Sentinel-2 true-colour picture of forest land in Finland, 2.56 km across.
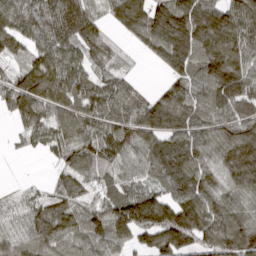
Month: March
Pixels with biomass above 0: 90%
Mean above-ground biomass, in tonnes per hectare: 99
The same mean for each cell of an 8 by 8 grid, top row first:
106 110 149 73 155 185 139 136
85 110 106 65 55 156 150 148
67 140 85 60 10 71 119 135
66 79 94 86 95 139 94 77
10 65 99 114 99 117 107 165
1 10 73 54 57 123 98 125
30 77 77 101 161 135 131 102
78 112 90 101 68 154 107 152
